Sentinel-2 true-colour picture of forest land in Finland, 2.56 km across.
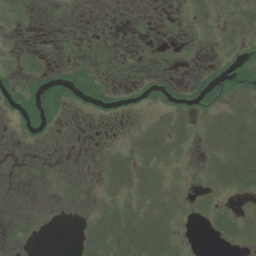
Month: July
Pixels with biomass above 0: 42%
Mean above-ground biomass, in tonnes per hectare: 12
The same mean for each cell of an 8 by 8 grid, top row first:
1 0 0 0 1 1 18 30
2 1 2 1 1 2 2 14
7 20 21 3 7 6 16 25
14 30 3 10 5 21 17 25
2 2 0 3 39 24 18 44
1 2 0 27 29 7 14 49
1 0 1 20 34 18 8 6
5 0 12 43 53 11 3 14
